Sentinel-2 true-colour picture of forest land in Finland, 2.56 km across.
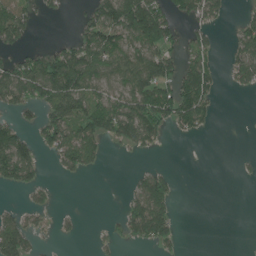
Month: June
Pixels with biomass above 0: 45%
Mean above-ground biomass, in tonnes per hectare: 57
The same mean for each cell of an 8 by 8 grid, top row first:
89 16 21 124 190 67 62 19
44 27 100 110 99 51 51 70
114 141 136 70 108 95 79 62
46 76 103 121 118 119 59 0
99 59 129 26 60 2 0 0
77 9 25 0 46 23 0 4
21 25 3 0 125 41 0 0
124 7 6 19 66 39 0 0
